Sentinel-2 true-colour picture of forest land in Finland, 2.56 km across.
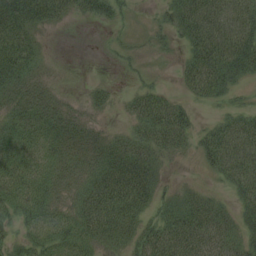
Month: August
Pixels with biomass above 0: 72%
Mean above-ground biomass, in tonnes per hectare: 28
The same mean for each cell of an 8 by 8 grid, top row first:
48 40 15 24 3 35 45 30
43 5 0 5 5 10 46 41
36 17 2 5 8 9 46 17
31 45 18 11 40 40 3 22
40 39 30 26 38 30 33 36
40 37 30 50 44 4 7 34
34 31 37 58 33 35 27 21
21 36 44 31 41 51 37 21
